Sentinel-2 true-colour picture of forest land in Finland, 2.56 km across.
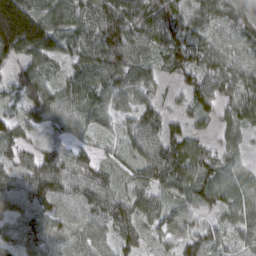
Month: March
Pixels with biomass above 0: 94%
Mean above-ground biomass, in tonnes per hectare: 81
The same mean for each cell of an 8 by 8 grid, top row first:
236 95 84 113 99 87 74 83
150 121 92 125 71 91 73 80
81 65 109 103 79 36 84 88
47 85 88 77 71 27 58 82
77 54 49 32 93 90 39 51
62 114 82 64 72 100 79 59
79 93 94 100 80 71 55 74
69 94 87 69 51 60 72 53
